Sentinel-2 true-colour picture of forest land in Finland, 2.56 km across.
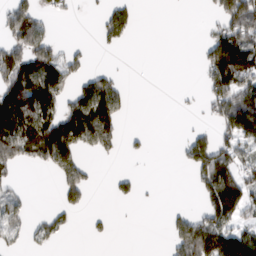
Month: March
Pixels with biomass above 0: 40%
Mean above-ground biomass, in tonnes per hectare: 67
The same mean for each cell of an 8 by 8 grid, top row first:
118 32 5 58 0 0 17 181
100 84 16 18 0 0 85 178
148 150 52 53 0 0 84 154
169 109 143 99 0 4 41 204
162 178 96 59 12 14 119 102
25 15 78 15 5 0 130 105
65 14 32 4 3 11 104 125
33 39 1 9 0 91 186 136
